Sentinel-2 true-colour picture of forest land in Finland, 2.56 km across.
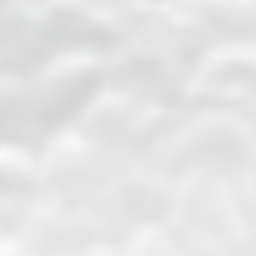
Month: September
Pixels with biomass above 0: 78%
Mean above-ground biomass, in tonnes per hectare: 99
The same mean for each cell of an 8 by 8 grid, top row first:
151 72 77 82 59 72 138 150
206 46 15 72 98 97 83 97
171 158 132 156 86 92 167 96
137 142 99 129 79 80 130 95
44 44 122 171 72 98 100 90
53 97 84 91 136 100 56 20
145 161 87 75 103 115 71 23
82 142 118 84 79 98 65 48
